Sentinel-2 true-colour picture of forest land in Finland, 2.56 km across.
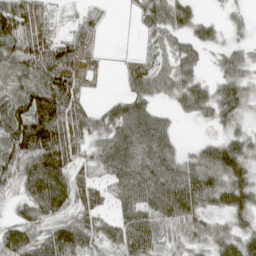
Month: April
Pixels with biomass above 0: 80%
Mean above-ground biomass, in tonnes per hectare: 62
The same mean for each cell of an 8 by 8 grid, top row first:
104 30 29 8 37 71 17 17
93 72 51 0 19 60 37 34
47 113 35 1 73 79 33 62
93 122 54 37 75 30 47 46
103 126 38 82 95 36 39 66
79 147 39 63 99 94 87 77
36 94 51 39 77 111 55 72
74 65 80 52 91 40 51 67
